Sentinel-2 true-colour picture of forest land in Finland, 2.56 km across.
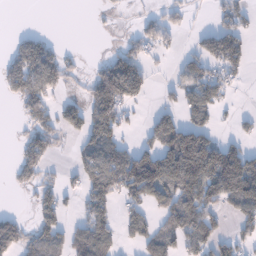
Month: January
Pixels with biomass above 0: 48%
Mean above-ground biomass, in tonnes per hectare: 63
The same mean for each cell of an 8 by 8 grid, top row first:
0 0 0 7 20 38 12 54
55 60 5 14 55 19 64 75
103 98 23 181 69 31 94 22
18 66 82 125 11 53 67 15
20 71 48 89 41 159 101 36
38 31 57 120 170 133 131 151
4 74 38 58 64 96 80 73
96 95 77 67 79 73 82 44
